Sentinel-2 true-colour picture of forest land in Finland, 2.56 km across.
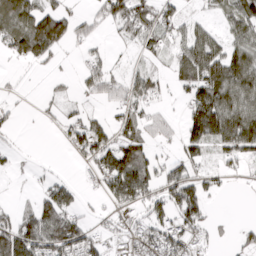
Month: March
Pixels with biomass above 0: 59%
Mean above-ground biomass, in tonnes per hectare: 51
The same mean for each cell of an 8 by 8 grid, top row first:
120 99 29 65 74 36 17 78
75 99 14 9 29 38 96 70
4 9 20 52 41 37 124 107
16 11 19 16 37 8 145 125
8 0 48 39 70 28 76 104
9 9 11 103 106 38 30 17
26 77 32 26 43 100 43 0
90 91 94 34 51 63 31 26
